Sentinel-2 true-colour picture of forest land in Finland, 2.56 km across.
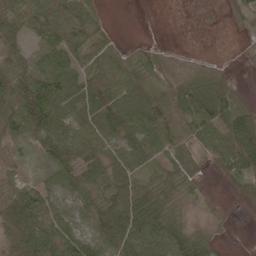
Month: May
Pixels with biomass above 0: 77%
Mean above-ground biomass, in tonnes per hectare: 38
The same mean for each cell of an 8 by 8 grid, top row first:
45 40 36 3 0 0 0 15
32 42 43 31 17 1 0 0
70 58 45 55 44 29 32 5
67 71 45 75 61 59 70 43
23 51 48 35 55 51 46 89
13 21 42 43 34 41 8 44
56 43 24 43 58 24 3 4
35 65 58 64 68 77 30 0
